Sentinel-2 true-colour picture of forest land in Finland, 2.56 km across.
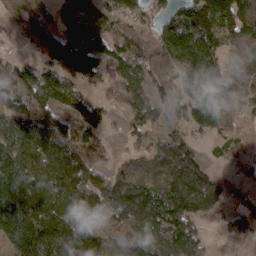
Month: March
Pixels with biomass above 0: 80%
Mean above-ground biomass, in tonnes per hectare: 102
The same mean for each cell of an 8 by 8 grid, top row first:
62 63 150 88 37 114 189 150
10 103 176 98 80 155 146 51
131 111 82 58 65 100 160 55
122 104 101 35 81 66 181 65
83 116 120 20 41 96 28 58
133 138 155 85 68 149 85 26
191 157 121 119 155 144 118 39
163 163 158 105 105 120 28 36
